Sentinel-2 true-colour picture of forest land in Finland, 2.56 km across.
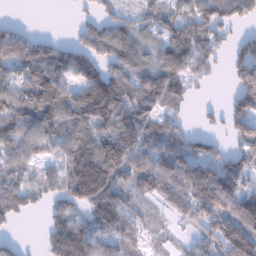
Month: January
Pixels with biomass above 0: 77%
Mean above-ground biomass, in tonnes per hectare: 100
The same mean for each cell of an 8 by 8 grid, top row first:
3 0 23 58 49 64 120 84
130 81 99 116 68 104 83 65
80 148 131 168 90 108 30 117
133 150 207 228 94 49 21 109
101 88 135 182 136 90 57 72
68 65 190 136 159 141 139 126
81 45 78 148 45 94 147 148
23 63 158 84 43 25 90 212
